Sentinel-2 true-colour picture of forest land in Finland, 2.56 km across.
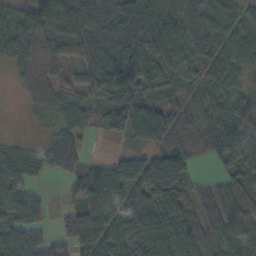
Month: October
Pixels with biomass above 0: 86%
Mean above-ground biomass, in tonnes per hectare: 69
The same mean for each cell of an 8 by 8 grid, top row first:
81 117 157 142 122 95 93 48
98 67 59 69 110 83 59 60
24 57 47 73 83 37 69 35
0 41 54 73 80 76 73 41
25 41 46 8 47 83 66 57
56 29 65 96 109 103 17 67
75 17 76 92 81 90 70 68
57 47 83 78 97 112 54 71
